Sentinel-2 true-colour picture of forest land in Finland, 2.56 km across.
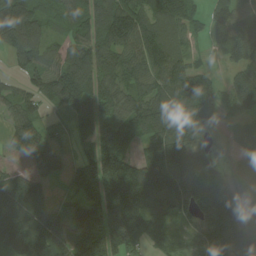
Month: August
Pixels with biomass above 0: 87%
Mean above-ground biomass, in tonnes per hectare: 104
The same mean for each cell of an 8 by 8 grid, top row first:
175 73 96 167 101 108 69 88
126 80 112 132 139 84 33 119
28 116 163 85 84 133 66 81
59 37 107 84 117 123 97 49
85 82 51 125 84 123 54 48
58 72 96 233 184 115 51 64
123 95 117 205 186 112 88 100
101 154 161 176 97 64 69 127
